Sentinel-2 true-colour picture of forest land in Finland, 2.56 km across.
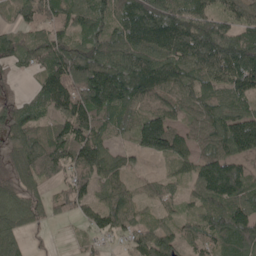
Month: May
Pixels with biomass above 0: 85%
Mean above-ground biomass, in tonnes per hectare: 88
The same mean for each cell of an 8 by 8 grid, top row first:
43 89 100 90 148 115 81 78
73 113 81 110 123 117 120 112
19 99 145 177 153 109 80 120
65 67 139 104 89 71 85 86
68 95 138 50 105 94 71 120
72 51 110 72 29 45 118 100
98 53 59 96 36 42 88 118
61 17 17 39 91 65 84 107
